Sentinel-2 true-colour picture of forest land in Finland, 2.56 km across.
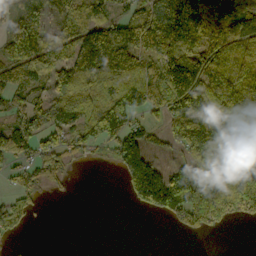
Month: October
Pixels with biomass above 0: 68%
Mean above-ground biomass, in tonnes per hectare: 95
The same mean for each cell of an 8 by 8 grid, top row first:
58 62 91 67 96 184 150 114
111 73 187 264 122 150 133 80
92 95 151 118 110 189 137 129
79 113 120 222 99 172 197 179
114 80 82 117 108 65 127 125
47 53 1 8 211 129 108 61
70 3 0 0 74 156 120 77
11 0 0 0 0 1 4 0
